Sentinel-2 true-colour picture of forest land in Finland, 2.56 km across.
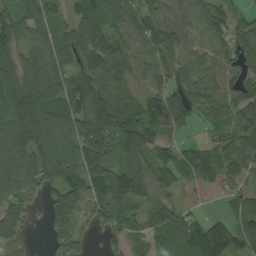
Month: September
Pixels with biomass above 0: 86%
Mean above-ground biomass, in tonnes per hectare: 89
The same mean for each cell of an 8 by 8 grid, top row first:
102 92 90 117 74 67 104 49
88 91 111 97 83 74 58 82
119 105 87 82 39 85 88 90
108 116 109 116 99 117 72 105
113 110 114 121 128 68 58 88
99 88 124 128 123 100 57 54
60 82 65 112 81 66 6 81
60 41 65 58 55 87 200 82
